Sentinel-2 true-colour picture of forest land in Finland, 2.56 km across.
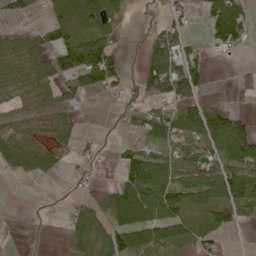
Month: May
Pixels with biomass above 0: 57%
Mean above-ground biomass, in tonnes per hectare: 54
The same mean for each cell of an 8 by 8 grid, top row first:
27 30 93 65 15 24 75 92
36 55 153 88 46 69 23 28
49 42 68 64 74 99 27 23
30 32 15 8 51 52 82 27
62 39 26 11 35 40 89 165
21 29 12 8 104 76 75 100
0 0 44 97 180 96 66 59
0 0 61 82 111 89 46 0
